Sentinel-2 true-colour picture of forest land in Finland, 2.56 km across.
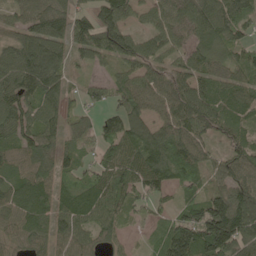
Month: May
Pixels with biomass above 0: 89%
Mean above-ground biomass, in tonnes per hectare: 84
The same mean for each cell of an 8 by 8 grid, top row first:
61 113 62 99 46 93 127 99
96 139 66 100 70 62 75 59
112 129 21 41 75 81 75 68
99 75 44 62 72 106 107 67
85 86 43 89 113 112 51 70
68 85 67 97 110 80 55 88
81 84 99 89 41 50 146 132
64 68 78 42 14 166 191 131
